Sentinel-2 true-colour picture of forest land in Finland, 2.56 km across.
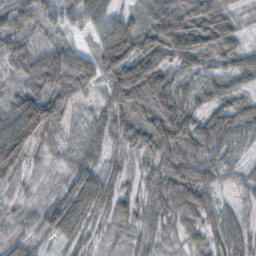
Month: October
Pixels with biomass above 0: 91%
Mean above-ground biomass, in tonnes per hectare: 58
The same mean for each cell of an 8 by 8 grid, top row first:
58 33 46 50 56 102 106 21
63 51 29 86 81 93 85 47
39 90 90 72 125 50 35 37
87 113 16 70 77 94 45 44
123 37 31 45 87 100 76 45
52 12 67 35 41 89 75 34
18 39 82 50 41 84 61 24
29 25 41 18 30 31 37 40
